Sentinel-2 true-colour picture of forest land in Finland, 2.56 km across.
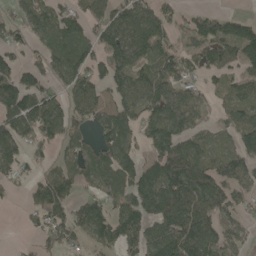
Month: May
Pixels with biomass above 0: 71%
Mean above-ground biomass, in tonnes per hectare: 83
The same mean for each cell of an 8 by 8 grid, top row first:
50 89 78 114 116 51 73 36
52 77 87 119 134 72 94 115
100 79 91 83 71 113 44 63
145 116 58 74 71 90 32 82
107 75 65 86 55 107 51 83
44 78 75 86 98 133 99 86
5 137 82 81 104 137 99 54
4 70 49 91 93 131 111 87
